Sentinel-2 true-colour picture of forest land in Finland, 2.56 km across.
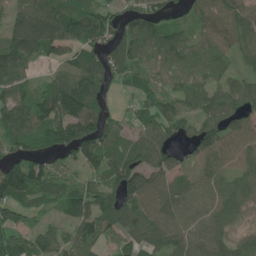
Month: June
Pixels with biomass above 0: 85%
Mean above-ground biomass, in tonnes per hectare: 86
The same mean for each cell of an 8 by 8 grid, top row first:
61 120 108 78 94 38 78 105
97 97 90 96 85 95 83 90
88 38 108 70 56 70 77 59
108 121 139 40 74 79 79 85
76 89 149 77 93 69 116 95
141 95 53 86 100 68 71 88
83 54 99 116 92 65 78 78
88 72 109 35 88 84 99 70
